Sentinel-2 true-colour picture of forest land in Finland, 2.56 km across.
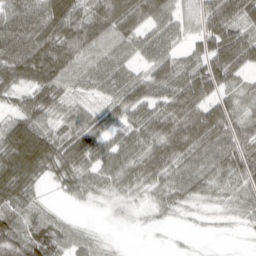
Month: March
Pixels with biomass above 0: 84%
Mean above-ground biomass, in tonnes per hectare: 57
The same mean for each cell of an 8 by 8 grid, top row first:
84 104 76 98 79 45 74 78
97 106 90 57 51 37 61 89
58 81 51 62 64 79 76 36
45 53 42 39 67 80 71 39
115 98 78 60 57 87 83 77
108 38 56 50 53 57 51 59
56 26 4 9 9 19 10 32
69 73 37 5 1 2 2 3
